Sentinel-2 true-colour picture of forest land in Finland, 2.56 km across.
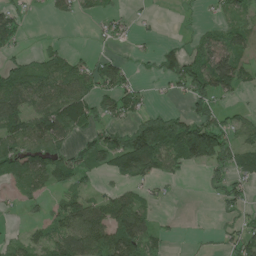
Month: June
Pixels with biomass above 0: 57%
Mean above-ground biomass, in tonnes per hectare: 56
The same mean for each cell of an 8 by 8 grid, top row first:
43 12 26 32 10 4 10 42
29 25 5 16 6 25 77 62
89 86 96 81 12 73 116 75
90 102 95 58 47 33 62 24
83 95 46 96 147 99 172 55
88 84 63 44 70 23 27 57
13 27 90 77 51 0 1 42
27 61 108 103 75 4 3 58
